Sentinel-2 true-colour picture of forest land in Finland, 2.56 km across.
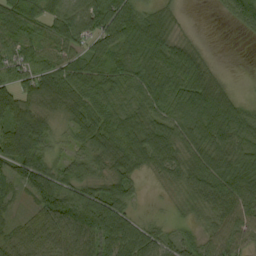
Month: September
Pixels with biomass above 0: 89%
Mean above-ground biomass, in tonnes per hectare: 66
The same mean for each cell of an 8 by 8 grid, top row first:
79 57 73 93 71 27 1 74
63 48 49 74 84 67 15 0
59 78 76 78 74 82 64 2
92 56 67 62 65 67 94 61
96 54 42 81 86 76 83 75
52 83 68 72 30 59 91 95
21 93 118 99 10 22 66 77
68 92 109 99 89 37 51 55
